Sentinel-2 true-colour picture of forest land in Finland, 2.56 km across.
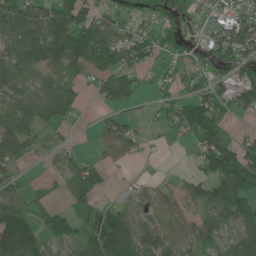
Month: June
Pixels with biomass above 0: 70%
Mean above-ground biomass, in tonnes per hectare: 49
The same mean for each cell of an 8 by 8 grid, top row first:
85 70 70 35 17 31 22 49
52 94 106 84 64 37 44 61
50 43 29 76 19 29 44 44
46 67 26 29 7 41 71 32
73 19 7 60 20 4 71 42
31 10 74 11 6 9 62 107
58 28 30 46 43 34 48 60
162 48 53 127 86 40 37 46
